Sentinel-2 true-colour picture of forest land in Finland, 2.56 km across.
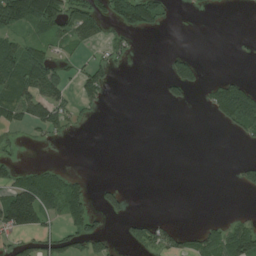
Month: July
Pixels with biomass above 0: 32%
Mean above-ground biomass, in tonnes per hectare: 34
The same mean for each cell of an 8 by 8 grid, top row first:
117 124 84 55 96 4 2 0
57 39 31 26 1 4 0 2
90 88 38 22 0 72 15 21
61 77 18 0 0 1 15 110
17 10 0 0 0 0 0 6
36 53 17 0 0 0 0 22
171 67 60 36 0 0 0 2
27 46 61 22 50 50 42 85
